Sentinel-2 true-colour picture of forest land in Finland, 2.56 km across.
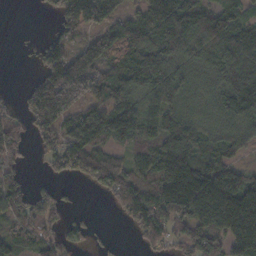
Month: November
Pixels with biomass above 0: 76%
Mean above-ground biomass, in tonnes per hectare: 98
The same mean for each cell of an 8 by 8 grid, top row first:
0 13 153 95 99 174 119 72
2 76 67 97 125 133 135 142
1 136 185 113 151 122 68 123
40 149 92 138 125 108 69 121
76 67 129 76 68 143 77 80
58 31 55 126 55 173 141 97
110 89 15 32 149 160 184 195
84 80 55 19 57 71 119 174
